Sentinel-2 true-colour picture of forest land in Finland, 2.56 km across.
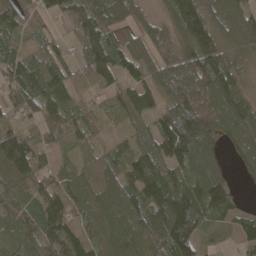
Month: April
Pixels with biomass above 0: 89%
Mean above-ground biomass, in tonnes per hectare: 92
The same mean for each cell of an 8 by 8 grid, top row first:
97 68 88 104 63 120 92 120
61 64 65 96 83 100 133 80
92 132 68 56 74 149 166 68
57 86 70 44 67 149 93 139
135 58 37 37 62 173 83 104
92 78 72 82 133 88 110 22
68 125 83 104 128 148 108 35
79 119 139 91 106 167 23 51
